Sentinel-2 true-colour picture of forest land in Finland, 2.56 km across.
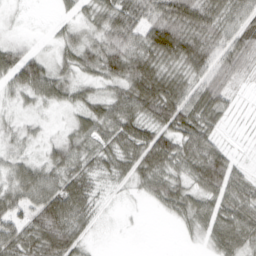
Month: March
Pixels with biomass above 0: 81%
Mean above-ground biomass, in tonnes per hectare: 50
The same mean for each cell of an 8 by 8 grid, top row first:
2 2 22 64 70 98 76 53
30 11 54 74 76 98 79 71
61 74 32 53 103 52 66 29
16 10 36 63 67 88 71 7
22 26 48 53 84 73 63 4
54 56 60 32 61 48 99 37
54 100 64 3 4 46 49 65
76 100 45 0 0 4 29 64
